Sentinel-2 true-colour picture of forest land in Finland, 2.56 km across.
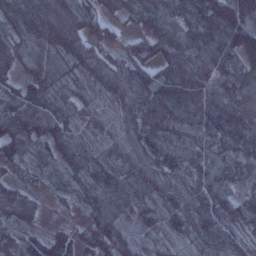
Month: January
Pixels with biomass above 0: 94%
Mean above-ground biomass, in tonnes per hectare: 77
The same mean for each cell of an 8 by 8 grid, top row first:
84 96 109 36 51 86 103 139
55 40 78 48 68 94 109 137
40 61 56 94 102 121 91 94
80 101 63 47 93 129 129 117
78 58 73 60 80 98 91 113
29 24 58 82 74 78 82 58
68 15 27 91 84 84 101 72
32 69 55 107 60 57 83 64
